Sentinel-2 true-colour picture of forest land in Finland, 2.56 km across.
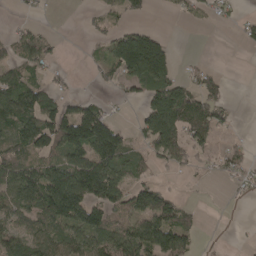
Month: April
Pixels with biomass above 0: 55%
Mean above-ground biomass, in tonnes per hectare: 66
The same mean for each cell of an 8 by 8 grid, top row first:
7 4 7 36 28 12 18 18
55 42 3 88 194 15 0 8
85 40 3 34 125 66 46 0
133 106 104 24 76 177 93 3
84 101 133 145 54 97 48 17
108 146 190 125 36 12 9 34
81 131 132 92 92 69 0 1
81 100 95 104 131 128 3 2
